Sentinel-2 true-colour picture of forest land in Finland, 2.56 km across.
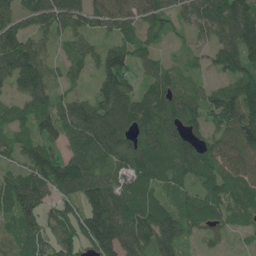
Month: June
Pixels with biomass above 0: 89%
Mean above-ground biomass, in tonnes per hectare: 100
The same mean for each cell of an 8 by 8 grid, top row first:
86 145 114 121 91 70 102 150
135 51 76 81 65 19 58 167
125 86 35 139 67 87 31 110
54 97 103 143 131 129 123 163
70 90 91 127 140 124 81 116
82 136 127 77 100 106 89 94
106 70 108 140 128 99 108 87
63 98 120 156 110 129 47 13
